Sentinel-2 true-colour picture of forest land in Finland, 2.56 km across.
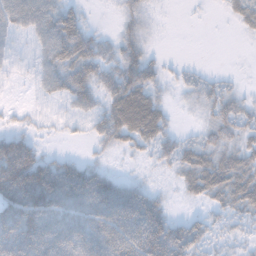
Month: November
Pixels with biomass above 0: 77%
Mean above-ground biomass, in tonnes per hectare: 44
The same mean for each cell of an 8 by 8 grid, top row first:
52 52 27 6 31 1 2 23
17 44 61 29 36 0 0 1
7 34 55 47 63 13 20 6
8 11 27 61 90 9 26 37
62 8 7 32 37 36 34 34
110 92 79 36 10 22 72 67
98 105 85 102 99 8 25 47
83 88 76 99 119 79 38 24
